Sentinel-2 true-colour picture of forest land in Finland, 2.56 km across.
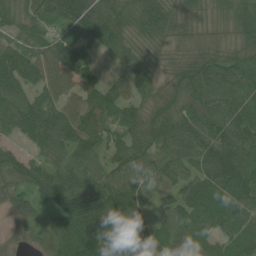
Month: June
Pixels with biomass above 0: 95%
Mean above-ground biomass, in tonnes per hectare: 104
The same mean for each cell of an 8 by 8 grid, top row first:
73 95 132 115 105 99 61 92
97 87 115 86 71 66 80 88
123 92 98 52 68 102 134 117
109 98 107 87 86 118 115 103
44 99 125 74 110 126 124 128
112 107 106 101 103 108 114 124
85 85 174 208 98 109 125 99
36 84 160 191 174 113 74 73
